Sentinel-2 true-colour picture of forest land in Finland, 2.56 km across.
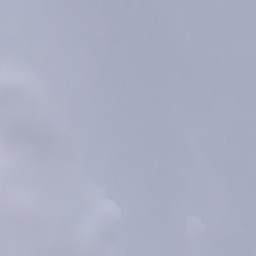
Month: December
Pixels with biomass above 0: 87%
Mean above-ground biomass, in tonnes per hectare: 93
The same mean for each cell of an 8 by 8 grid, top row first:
42 42 66 99 79 88 93 128
46 80 62 53 40 32 26 27
84 68 93 86 100 84 86 73
77 87 95 77 115 119 116 124
107 108 90 34 88 85 91 160
95 157 144 113 154 75 121 128
97 129 122 94 62 86 68 110
124 101 108 127 156 143 104 80
